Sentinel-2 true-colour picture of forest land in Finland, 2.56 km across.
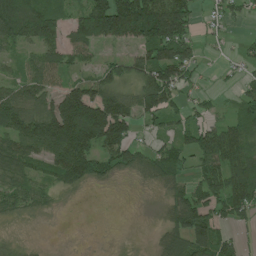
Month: July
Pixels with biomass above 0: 68%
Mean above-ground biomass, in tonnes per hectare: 73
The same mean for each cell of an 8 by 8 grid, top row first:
148 101 71 200 199 145 24 31
47 81 69 31 88 125 14 16
45 71 57 75 82 96 7 29
115 99 204 161 73 52 27 50
94 153 182 141 27 53 118 113
67 54 103 40 43 56 89 128
48 23 1 0 1 74 92 92
17 1 1 2 1 81 127 36
